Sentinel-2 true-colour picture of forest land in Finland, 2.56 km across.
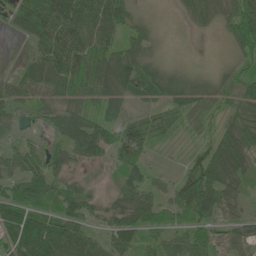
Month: June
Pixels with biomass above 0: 92%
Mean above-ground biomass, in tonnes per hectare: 54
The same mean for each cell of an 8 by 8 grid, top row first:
55 110 87 81 15 10 46 84
7 69 78 58 52 5 2 55
45 62 65 77 84 53 33 55
35 47 61 57 28 41 35 53
34 37 89 80 47 15 39 80
54 69 34 24 42 22 91 55
70 42 75 58 74 55 70 33
76 105 65 52 43 41 57 49
